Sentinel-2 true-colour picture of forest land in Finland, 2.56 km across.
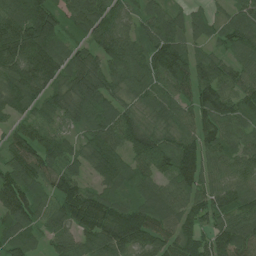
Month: July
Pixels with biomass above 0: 95%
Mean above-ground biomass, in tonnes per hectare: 97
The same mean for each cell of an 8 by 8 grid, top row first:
118 135 96 96 76 72 44 82
150 128 56 125 93 120 53 83
116 122 112 91 97 110 110 80
84 71 98 92 58 75 93 74
83 96 69 126 127 94 89 71
102 93 64 124 95 116 80 79
125 77 152 121 104 99 111 111
89 52 83 122 109 106 87 123
